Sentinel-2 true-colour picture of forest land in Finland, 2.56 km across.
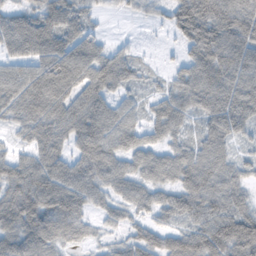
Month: November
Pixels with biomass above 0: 87%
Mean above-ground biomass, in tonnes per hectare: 64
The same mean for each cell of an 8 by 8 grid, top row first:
61 76 59 10 17 63 95 88
78 101 95 36 7 20 99 89
89 68 77 79 35 39 87 75
61 80 68 68 39 66 64 72
26 66 60 71 50 47 68 36
74 77 74 75 60 57 70 55
89 93 67 45 49 67 59 73
68 68 39 27 61 65 84 121
